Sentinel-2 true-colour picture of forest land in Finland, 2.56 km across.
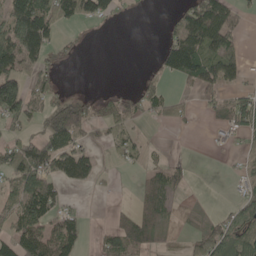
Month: May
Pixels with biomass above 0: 49%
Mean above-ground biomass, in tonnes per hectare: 47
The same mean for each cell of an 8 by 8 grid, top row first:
94 93 45 7 1 40 142 29
135 72 11 0 0 104 82 37
102 37 0 0 24 33 74 33
89 38 59 40 37 33 20 83
57 71 52 34 21 0 6 23
80 87 71 8 26 31 0 24
66 87 14 11 46 16 3 77
85 94 49 46 54 3 87 81
